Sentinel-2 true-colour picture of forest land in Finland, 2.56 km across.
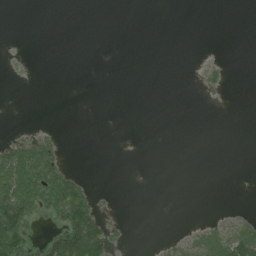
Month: July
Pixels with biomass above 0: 17%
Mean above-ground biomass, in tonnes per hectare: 13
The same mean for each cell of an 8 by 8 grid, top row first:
0 0 0 0 0 0 0 0
1 0 0 0 0 0 0 0
1 0 0 0 0 0 8 0
0 0 0 0 0 0 0 0
31 23 0 0 0 0 0 0
84 66 16 0 0 0 0 0
99 51 82 2 0 0 0 3
91 34 120 36 0 10 40 66
